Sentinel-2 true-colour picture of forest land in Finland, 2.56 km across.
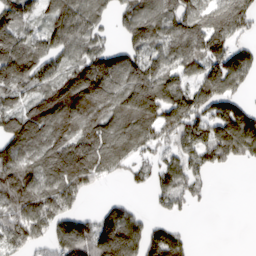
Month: March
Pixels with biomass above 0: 76%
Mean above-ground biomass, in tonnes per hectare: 127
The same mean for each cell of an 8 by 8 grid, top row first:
133 90 127 62 126 139 145 177
170 114 102 74 132 131 178 84
185 113 209 182 228 123 169 106
100 164 158 138 217 172 152 158
147 142 154 155 108 117 174 187
226 148 193 55 57 115 48 1
152 200 74 81 22 59 9 0
135 100 193 258 163 87 0 0
